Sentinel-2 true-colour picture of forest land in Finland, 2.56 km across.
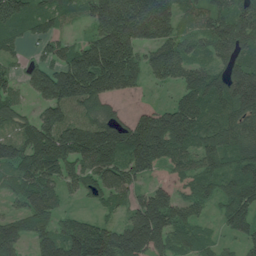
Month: June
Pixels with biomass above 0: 88%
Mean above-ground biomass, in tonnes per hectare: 118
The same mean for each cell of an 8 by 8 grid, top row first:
165 95 67 223 238 122 99 132
42 55 100 193 108 103 87 125
57 159 234 219 73 87 137 181
82 106 88 69 47 127 107 121
122 196 205 188 194 136 115 99
99 124 85 114 68 50 102 118
51 110 19 45 161 123 46 143
117 115 192 150 200 101 51 59
